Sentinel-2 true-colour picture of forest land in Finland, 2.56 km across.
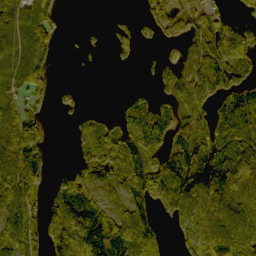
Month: October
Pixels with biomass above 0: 67%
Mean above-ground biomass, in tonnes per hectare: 73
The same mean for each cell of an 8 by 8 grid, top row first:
91 65 0 13 47 62 74 36
66 54 8 36 17 49 97 108
53 37 3 0 6 107 105 84
58 16 22 17 115 92 89 102
107 33 25 66 152 94 114 70
101 53 97 72 167 152 106 56
85 79 149 41 93 124 60 52
79 104 100 162 113 46 102 77
